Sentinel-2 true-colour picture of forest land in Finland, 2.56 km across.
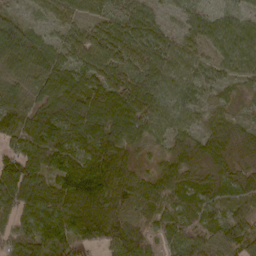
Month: April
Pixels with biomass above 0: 95%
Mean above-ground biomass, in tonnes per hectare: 76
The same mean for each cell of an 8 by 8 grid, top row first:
50 48 56 67 72 33 53 51
141 79 90 110 92 66 70 106
64 92 82 89 89 72 52 52
80 77 105 123 102 69 37 27
65 133 101 118 59 44 42 34
142 88 133 107 43 77 42 45
96 97 112 90 64 51 57 37
68 81 70 96 66 64 53 75
